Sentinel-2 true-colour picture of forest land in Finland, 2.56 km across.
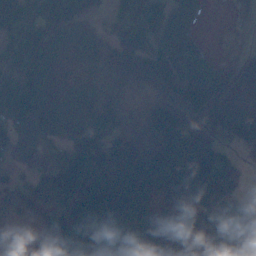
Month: November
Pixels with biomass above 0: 82%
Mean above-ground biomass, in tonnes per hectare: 86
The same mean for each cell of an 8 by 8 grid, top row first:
141 118 99 39 83 115 9 17
114 112 36 59 107 163 21 20
83 58 17 57 96 111 95 82
108 98 68 88 74 141 131 53
85 53 98 73 131 125 97 39
42 53 150 132 101 114 120 48
86 70 106 159 55 55 78 50
9 109 123 127 106 42 57 197
